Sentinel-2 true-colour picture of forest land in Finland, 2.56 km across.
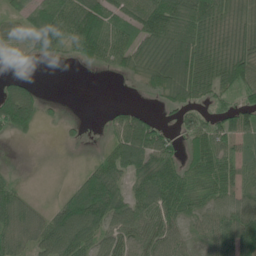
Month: June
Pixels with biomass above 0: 75%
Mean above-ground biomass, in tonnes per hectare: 58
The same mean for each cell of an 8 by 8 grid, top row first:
37 90 105 69 90 91 77 50
17 49 58 85 61 90 60 58
39 0 0 2 27 82 74 86
146 15 0 21 31 33 35 61
5 1 8 44 109 36 87 47
11 2 31 78 82 88 79 60
78 28 134 106 82 76 49 75
67 85 98 68 69 51 47 106
